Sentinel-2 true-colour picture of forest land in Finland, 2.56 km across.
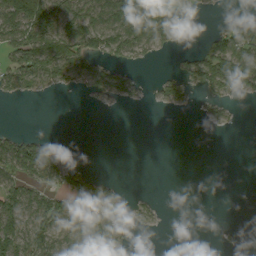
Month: September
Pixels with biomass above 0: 43%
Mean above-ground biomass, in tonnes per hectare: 41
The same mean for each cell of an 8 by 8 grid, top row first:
126 137 119 106 108 76 2 17
82 95 93 76 67 28 52 94
73 66 50 61 10 39 87 116
0 0 0 3 1 11 16 4
64 31 0 0 0 0 0 0
65 61 45 7 0 0 0 0
68 79 63 43 17 0 0 0
85 66 61 55 0 0 0 3
